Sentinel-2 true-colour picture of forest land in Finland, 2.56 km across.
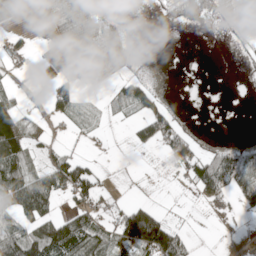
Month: May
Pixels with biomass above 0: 45%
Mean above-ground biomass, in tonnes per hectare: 38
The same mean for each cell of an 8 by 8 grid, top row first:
18 23 75 16 1 50 44 3
21 2 69 61 2 0 0 5
13 30 32 41 24 0 0 2
79 21 25 17 53 19 0 0
122 18 9 2 25 74 14 17
92 65 90 4 1 10 108 64
77 62 47 18 74 2 11 20
87 125 104 60 171 96 0 4
